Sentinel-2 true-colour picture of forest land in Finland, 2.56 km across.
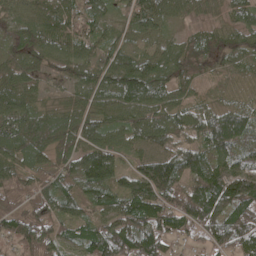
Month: May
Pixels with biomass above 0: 95%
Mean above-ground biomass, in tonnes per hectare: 92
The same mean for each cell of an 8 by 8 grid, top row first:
66 101 95 57 127 69 39 66
64 85 83 71 51 57 67 61
77 42 69 104 128 89 30 39
104 67 76 91 102 78 69 79
109 113 93 83 85 87 111 92
92 69 118 106 131 139 149 159
70 78 72 105 147 117 164 128
87 107 91 162 150 64 75 124
